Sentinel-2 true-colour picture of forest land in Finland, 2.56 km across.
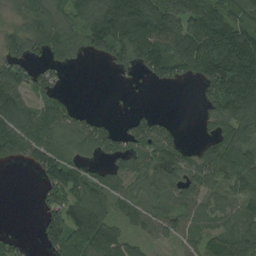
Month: August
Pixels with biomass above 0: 72%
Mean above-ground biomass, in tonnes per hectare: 89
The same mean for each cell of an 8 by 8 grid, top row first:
50 81 71 172 210 162 146 90
70 109 70 130 158 124 166 181
98 55 0 7 24 46 131 191
149 104 50 9 38 3 84 138
121 127 93 81 114 92 64 109
0 96 104 79 92 116 100 97
0 68 139 64 61 58 47 48
34 82 122 136 38 38 60 77
